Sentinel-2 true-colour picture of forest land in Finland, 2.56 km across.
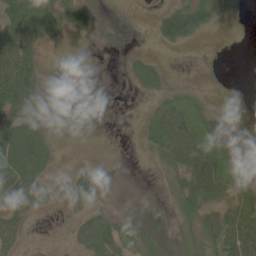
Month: June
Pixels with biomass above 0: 53%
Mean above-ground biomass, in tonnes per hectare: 28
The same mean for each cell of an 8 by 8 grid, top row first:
60 73 49 0 4 76 57 11
83 13 1 9 5 21 5 0
100 7 0 0 34 6 7 0
70 25 0 0 6 51 20 0
84 36 0 0 10 56 42 10
82 28 22 1 0 31 64 24
34 17 17 18 12 25 37 51
25 4 22 49 34 25 44 68
